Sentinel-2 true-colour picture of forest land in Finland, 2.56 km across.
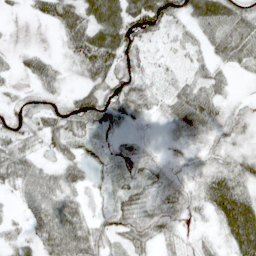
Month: May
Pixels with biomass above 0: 80%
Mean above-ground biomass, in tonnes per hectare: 39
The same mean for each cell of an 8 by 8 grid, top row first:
4 36 67 84 81 36 86 55
9 7 66 96 31 28 30 58
14 39 25 62 34 17 33 5
32 42 68 51 28 41 47 14
42 27 35 23 14 12 17 16
52 35 31 24 39 24 36 50
10 67 34 31 49 54 39 95
21 63 71 25 41 25 16 81
